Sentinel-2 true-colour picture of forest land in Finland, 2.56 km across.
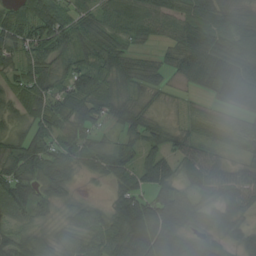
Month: August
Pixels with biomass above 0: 90%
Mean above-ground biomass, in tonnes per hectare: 63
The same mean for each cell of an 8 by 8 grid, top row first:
61 90 50 60 78 61 62 56
63 81 70 62 23 53 86 63
50 60 74 63 59 27 83 103
47 74 83 79 60 26 28 53
63 85 65 48 68 50 47 27
81 85 30 60 64 59 85 53
44 40 35 52 108 115 47 50
64 38 52 60 125 115 74 46
